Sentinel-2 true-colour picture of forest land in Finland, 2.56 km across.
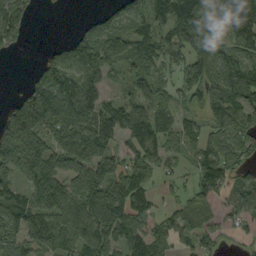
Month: September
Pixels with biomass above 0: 79%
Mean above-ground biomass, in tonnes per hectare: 76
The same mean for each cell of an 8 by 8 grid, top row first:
88 0 6 53 85 118 87 119
30 22 93 100 81 68 80 71
0 105 83 33 89 51 95 93
106 168 108 77 96 65 69 87
171 87 86 52 93 44 62 67
76 144 86 111 68 34 94 46
106 85 95 142 62 34 47 66
77 65 61 81 86 49 47 20
